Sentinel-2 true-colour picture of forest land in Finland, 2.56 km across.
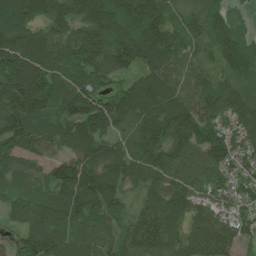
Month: July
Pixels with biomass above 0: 94%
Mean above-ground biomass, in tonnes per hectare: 115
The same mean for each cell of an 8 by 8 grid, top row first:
130 126 134 179 192 61 109 22
163 130 149 179 170 110 75 113
185 140 126 74 104 105 90 79
169 98 147 154 119 159 123 114
123 88 131 101 115 122 126 79
82 77 170 129 103 113 96 72
81 106 102 77 83 103 69 57
51 160 104 79 143 100 192 82
